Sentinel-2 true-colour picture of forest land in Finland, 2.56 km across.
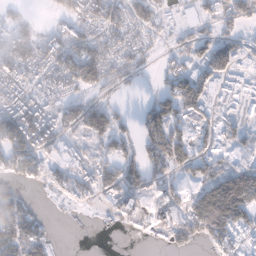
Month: January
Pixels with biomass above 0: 65%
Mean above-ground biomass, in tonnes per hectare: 63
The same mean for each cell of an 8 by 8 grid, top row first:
29 16 86 82 65 34 41 71
113 89 95 80 44 41 74 49
101 89 95 55 10 80 72 51
117 88 66 53 56 86 36 39
92 64 35 61 73 91 36 47
47 48 76 62 90 48 60 106
65 5 18 67 68 90 148 115
92 39 0 2 32 67 59 53
